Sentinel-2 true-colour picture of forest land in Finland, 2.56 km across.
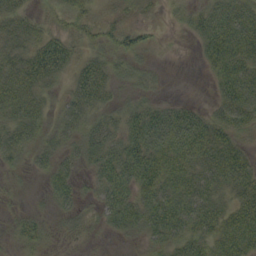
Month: September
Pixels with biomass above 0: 78%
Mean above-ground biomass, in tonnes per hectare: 37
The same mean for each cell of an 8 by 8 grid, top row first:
39 18 34 18 14 12 49 52
43 64 26 34 24 2 44 66
57 45 50 32 19 0 12 67
50 28 46 29 43 43 25 55
41 28 33 41 66 65 59 28
9 30 21 55 59 55 53 57
5 11 20 42 50 61 56 55
18 15 7 6 19 42 49 67
